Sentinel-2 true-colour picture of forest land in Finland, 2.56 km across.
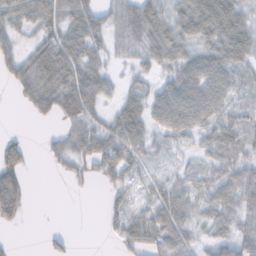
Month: November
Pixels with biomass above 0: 75%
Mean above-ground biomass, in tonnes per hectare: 40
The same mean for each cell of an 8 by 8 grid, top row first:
52 60 58 31 69 53 83 54
30 66 67 26 48 52 49 67
39 68 71 25 20 50 71 27
1 41 72 27 55 86 57 26
33 13 53 67 45 21 35 45
59 2 18 34 21 24 32 43
63 0 0 23 25 61 33 33
3 14 1 16 58 43 23 40
